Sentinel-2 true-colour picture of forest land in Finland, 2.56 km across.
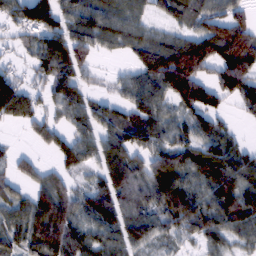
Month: February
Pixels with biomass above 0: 80%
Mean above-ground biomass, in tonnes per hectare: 78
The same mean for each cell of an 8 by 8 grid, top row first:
70 88 79 77 41 56 80 62
28 110 89 34 82 119 131 169
57 74 70 20 95 194 81 135
94 41 79 57 105 64 101 29
10 38 62 74 84 89 83 40
43 48 24 93 88 122 115 106
56 113 70 96 82 123 89 120
60 109 89 59 65 34 64 54
